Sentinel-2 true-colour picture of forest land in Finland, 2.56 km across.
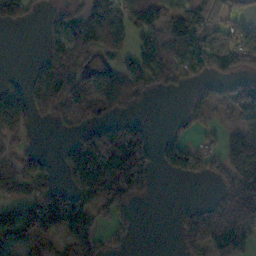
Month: November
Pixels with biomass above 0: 59%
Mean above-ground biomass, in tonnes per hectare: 96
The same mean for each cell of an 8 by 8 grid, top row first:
135 32 108 127 118 157 140 71
0 77 143 89 110 140 166 141
20 134 79 99 139 84 68 83
109 62 97 63 12 10 48 80
39 0 89 171 129 74 22 191
78 59 141 220 146 38 47 233
79 125 128 121 1 15 84 252
93 44 137 79 0 31 168 136
